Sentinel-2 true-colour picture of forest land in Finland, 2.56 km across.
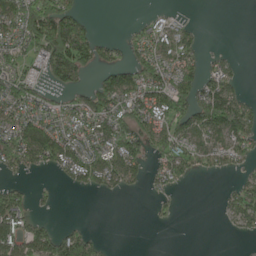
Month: May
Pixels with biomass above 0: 55%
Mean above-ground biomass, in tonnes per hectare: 65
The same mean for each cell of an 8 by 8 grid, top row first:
111 214 62 0 10 15 0 0
68 145 155 39 75 109 9 1
98 59 47 84 108 111 63 18
87 68 73 114 109 135 164 122
100 143 79 104 80 102 69 80
22 12 73 71 31 68 21 25
127 10 0 0 1 13 0 87
141 130 105 3 0 0 0 8
